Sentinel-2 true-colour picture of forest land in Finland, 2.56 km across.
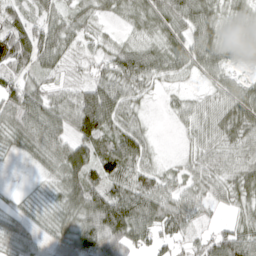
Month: April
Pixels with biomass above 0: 87%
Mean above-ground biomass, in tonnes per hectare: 50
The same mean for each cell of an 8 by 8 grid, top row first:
37 40 40 24 54 70 53 31
97 73 28 33 41 53 63 35
46 31 25 62 61 28 28 24
73 70 96 85 21 21 35 63
37 67 70 58 55 5 35 44
1 23 71 77 68 31 48 45
20 27 69 104 87 66 32 35
54 41 91 93 57 42 36 69
